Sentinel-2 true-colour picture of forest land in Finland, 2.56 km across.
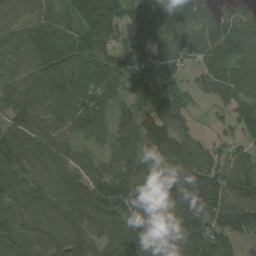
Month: August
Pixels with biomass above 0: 92%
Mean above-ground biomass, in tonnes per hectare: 108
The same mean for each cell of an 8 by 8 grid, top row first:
87 80 155 146 147 112 89 111
113 113 116 81 109 77 122 111
87 126 100 110 117 76 74 110
121 110 100 68 109 127 18 93
140 127 47 67 107 159 74 81
126 117 92 107 77 125 171 135
107 129 140 104 93 95 172 125
110 115 118 67 105 141 153 82
